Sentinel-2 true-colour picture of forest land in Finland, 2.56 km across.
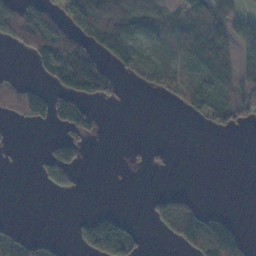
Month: November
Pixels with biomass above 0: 41%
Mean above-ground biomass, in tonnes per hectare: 42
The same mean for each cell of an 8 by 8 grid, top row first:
109 79 95 100 64 41 85 38
31 137 90 76 50 64 90 48
10 42 178 45 30 49 81 43
13 58 55 1 0 6 49 64
4 18 42 0 10 1 0 0
0 51 20 0 1 1 0 0
0 0 0 6 5 99 15 0
42 17 29 133 16 51 110 66
